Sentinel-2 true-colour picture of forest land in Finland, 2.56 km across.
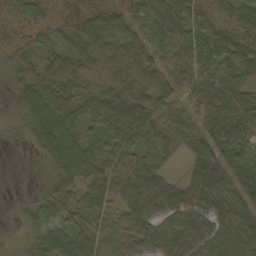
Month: October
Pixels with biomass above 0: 90%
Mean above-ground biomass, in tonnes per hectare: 52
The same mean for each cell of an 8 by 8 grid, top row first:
33 25 27 49 48 60 37 42
47 34 63 57 52 49 59 50
47 79 53 51 73 49 58 47
43 97 55 72 64 45 58 66
4 88 60 54 57 25 53 51
0 33 76 64 72 16 61 41
9 51 55 43 69 75 64 55
8 66 63 44 52 65 69 70
